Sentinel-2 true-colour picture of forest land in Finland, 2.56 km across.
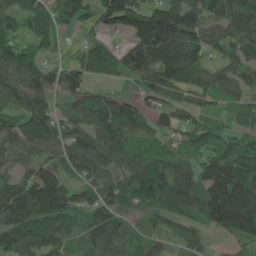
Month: June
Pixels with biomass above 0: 87%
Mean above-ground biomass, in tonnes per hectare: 97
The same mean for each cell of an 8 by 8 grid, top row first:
85 96 83 136 142 153 101 115
99 51 37 47 135 135 71 91
104 86 88 37 78 116 68 65
83 73 75 134 65 69 51 60
80 96 101 118 88 64 86 79
61 88 63 84 158 131 151 187
159 160 75 106 72 82 162 275
118 100 63 117 65 45 27 91
